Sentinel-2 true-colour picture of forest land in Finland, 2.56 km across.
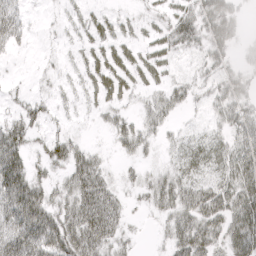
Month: April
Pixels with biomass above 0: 66%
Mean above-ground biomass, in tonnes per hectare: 32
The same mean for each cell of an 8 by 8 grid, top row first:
31 3 16 16 15 34 58 24
16 4 15 28 23 31 46 17
4 9 14 41 27 16 24 35
23 19 8 21 22 20 19 40
52 30 19 15 28 16 28 46
65 25 54 17 20 33 24 58
70 54 62 44 13 45 58 58
67 70 62 38 4 40 49 57
